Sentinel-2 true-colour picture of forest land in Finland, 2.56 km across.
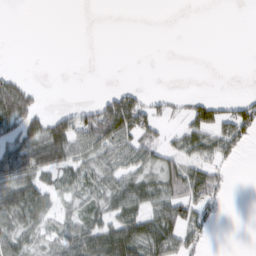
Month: March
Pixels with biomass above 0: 45%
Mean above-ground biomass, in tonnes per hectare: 29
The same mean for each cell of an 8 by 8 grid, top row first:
0 0 0 0 0 0 0 0
0 0 0 0 0 0 0 0
27 0 0 0 0 0 0 0
71 20 33 79 58 15 50 50
59 95 54 59 52 26 51 39
67 40 36 36 37 61 55 0
65 30 25 43 46 62 45 0
39 25 56 76 74 56 18 0
